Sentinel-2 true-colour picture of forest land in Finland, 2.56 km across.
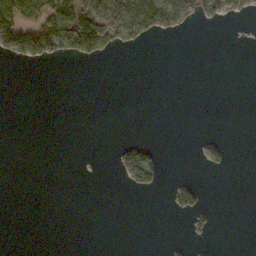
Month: November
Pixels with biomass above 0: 14%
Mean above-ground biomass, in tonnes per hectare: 12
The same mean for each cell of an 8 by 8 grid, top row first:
83 61 95 38 68 48 23 13
60 66 112 23 7 0 0 0
0 0 0 0 0 0 0 0
0 0 0 0 0 0 0 0
0 0 0 5 22 0 7 0
0 0 0 2 34 2 2 0
0 0 0 0 0 13 7 0
0 0 0 0 0 1 2 0
